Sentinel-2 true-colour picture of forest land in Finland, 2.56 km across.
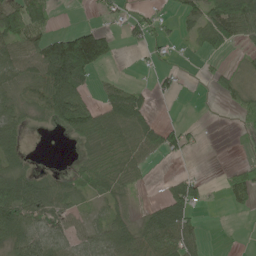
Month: June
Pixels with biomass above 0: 56%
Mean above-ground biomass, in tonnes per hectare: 46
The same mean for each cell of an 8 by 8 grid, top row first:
102 52 1 24 24 27 75 101
74 128 212 54 21 9 34 17
48 110 80 18 3 22 11 22
46 64 85 83 63 0 0 39
38 0 27 77 78 40 2 4
52 26 44 68 19 19 6 38
102 66 28 35 13 76 10 14
67 59 42 70 70 89 11 1
